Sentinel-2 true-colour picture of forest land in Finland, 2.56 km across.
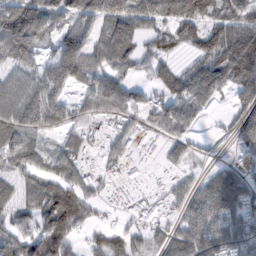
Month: February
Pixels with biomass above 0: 77%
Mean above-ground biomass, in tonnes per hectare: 71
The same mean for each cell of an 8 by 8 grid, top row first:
140 84 91 134 85 92 71 71
103 36 118 93 43 35 94 122
77 102 68 67 26 64 94 91
107 112 41 67 56 70 17 59
64 24 56 45 17 43 13 47
62 78 79 20 10 25 43 79
58 104 137 15 52 40 124 105
74 157 40 72 52 62 101 87
